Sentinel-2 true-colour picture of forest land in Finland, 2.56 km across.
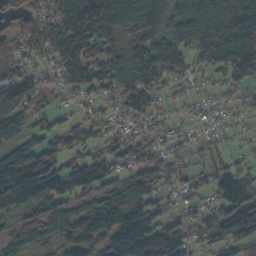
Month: October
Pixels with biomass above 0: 81%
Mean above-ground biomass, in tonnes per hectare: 84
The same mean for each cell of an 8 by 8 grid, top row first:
40 78 151 127 131 95 146 189
70 88 112 80 105 104 134 157
105 39 93 82 87 50 33 60
74 50 32 40 87 21 36 30
74 63 82 62 66 37 39 24
195 148 116 68 88 52 65 81
85 72 65 138 101 42 44 111
71 49 102 106 150 113 63 90
